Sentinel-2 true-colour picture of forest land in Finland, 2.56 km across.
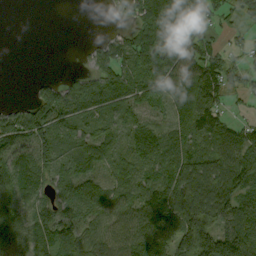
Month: September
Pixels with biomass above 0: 78%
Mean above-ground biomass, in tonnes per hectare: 77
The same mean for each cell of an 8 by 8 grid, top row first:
0 0 0 18 99 88 85 65
0 0 5 71 113 95 69 35
0 30 48 73 87 112 121 53
65 140 61 45 52 68 112 17
97 108 82 60 83 63 81 104
101 87 77 39 80 102 116 122
71 101 116 79 113 124 125 105
74 93 98 86 119 68 160 153
